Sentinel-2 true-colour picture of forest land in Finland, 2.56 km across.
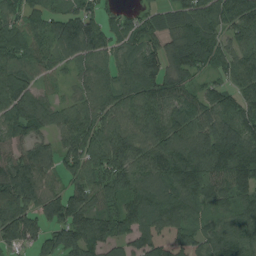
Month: August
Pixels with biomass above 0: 91%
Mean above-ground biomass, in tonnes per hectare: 95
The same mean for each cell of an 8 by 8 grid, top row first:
83 76 102 36 43 72 91 112
125 69 142 72 92 87 106 71
113 38 51 83 124 87 36 94
106 84 77 87 96 97 99 95
80 57 121 113 89 120 122 146
149 67 94 91 99 128 119 132
117 104 116 77 107 104 81 95
84 80 113 87 101 135 95 127
